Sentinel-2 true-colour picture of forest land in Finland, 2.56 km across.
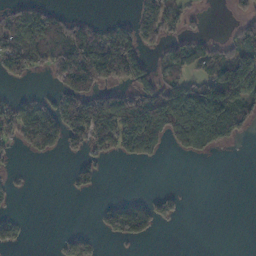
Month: November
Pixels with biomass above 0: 42%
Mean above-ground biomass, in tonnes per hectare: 53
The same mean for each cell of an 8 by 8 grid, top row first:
74 64 25 9 83 68 8 40
85 89 129 134 67 53 54 99
26 15 109 63 73 72 97 115
62 74 114 136 156 130 178 88
35 59 49 71 91 33 79 13
10 0 41 0 0 0 0 0
8 0 0 56 77 30 0 0
30 1 64 25 26 0 0 0
